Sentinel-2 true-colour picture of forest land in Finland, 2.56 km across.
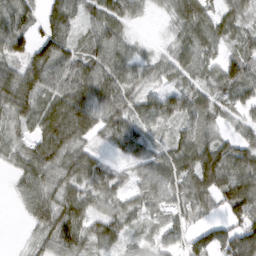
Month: March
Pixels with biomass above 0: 87%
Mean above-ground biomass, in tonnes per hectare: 65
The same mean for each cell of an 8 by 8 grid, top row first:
49 66 57 70 21 49 54 53
75 100 56 89 19 44 51 49
91 94 102 93 48 37 51 81
77 84 100 74 69 80 64 41
43 86 57 38 55 60 80 59
34 67 83 50 51 90 128 110
12 79 77 50 50 66 50 114
2 61 87 68 36 45 85 118
